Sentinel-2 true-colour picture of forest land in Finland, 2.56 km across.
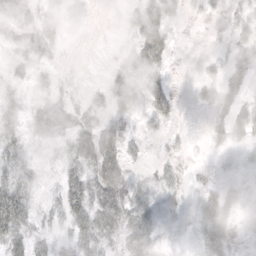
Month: October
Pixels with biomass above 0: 61%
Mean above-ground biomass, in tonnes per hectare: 17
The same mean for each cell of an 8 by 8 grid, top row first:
21 11 0 1 42 20 15 20
10 12 0 1 51 7 4 20
8 7 4 19 34 2 12 17
12 22 13 21 20 12 10 29
19 6 23 29 8 5 10 13
24 4 26 45 8 10 2 6
46 9 31 45 22 9 31 22
27 10 18 15 36 3 37 10
